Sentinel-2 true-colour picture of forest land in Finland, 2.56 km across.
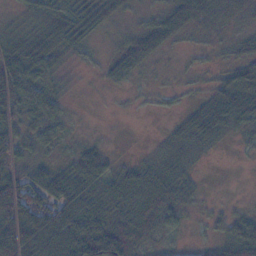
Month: November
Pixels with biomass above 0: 79%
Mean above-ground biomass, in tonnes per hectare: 38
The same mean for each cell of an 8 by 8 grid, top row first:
16 40 75 48 14 48 52 30
65 52 31 13 53 12 10 18
106 36 7 17 8 7 9 44
61 55 3 2 2 9 60 59
45 26 20 4 1 25 37 5
52 60 75 46 40 38 2 0
115 58 64 41 44 39 7 11
102 74 77 95 29 13 20 80
